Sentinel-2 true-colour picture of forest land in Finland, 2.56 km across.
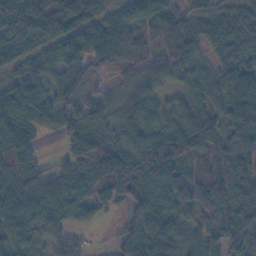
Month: November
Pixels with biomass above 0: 91%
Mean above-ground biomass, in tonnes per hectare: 81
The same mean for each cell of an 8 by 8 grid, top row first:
124 154 83 66 83 81 53 65
76 61 112 119 61 103 48 68
48 58 80 32 72 51 66 115
72 77 95 49 86 59 69 111
110 5 136 71 94 106 82 76
89 74 111 165 103 86 73 103
89 101 65 41 100 90 91 124
63 41 30 21 111 94 64 97
